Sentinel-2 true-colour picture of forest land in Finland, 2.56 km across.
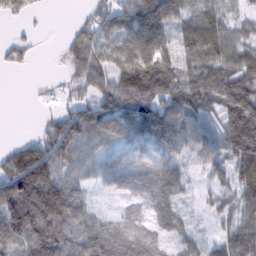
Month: February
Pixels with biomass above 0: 84%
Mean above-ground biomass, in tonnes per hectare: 64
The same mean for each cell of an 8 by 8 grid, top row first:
20 4 13 61 99 59 35 31
35 1 67 39 64 39 69 65
0 4 50 69 103 69 81 84
0 12 58 65 104 94 71 111
36 77 77 51 64 79 59 123
138 136 43 64 68 58 31 91
147 189 67 17 46 46 25 66
103 147 74 65 68 39 26 92
